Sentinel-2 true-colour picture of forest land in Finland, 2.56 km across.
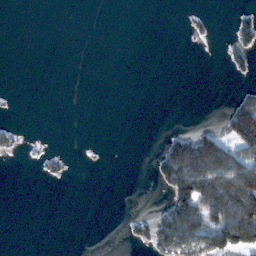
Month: February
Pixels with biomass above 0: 19%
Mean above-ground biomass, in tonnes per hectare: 30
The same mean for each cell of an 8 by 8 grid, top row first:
0 0 0 0 0 0 10 20
0 0 0 0 0 0 1 37
0 0 0 0 0 0 0 9
1 0 0 0 0 0 0 135
13 2 1 0 0 106 155 121
0 13 0 0 0 157 164 142
0 0 0 0 1 120 130 184
0 0 0 0 35 128 104 133
